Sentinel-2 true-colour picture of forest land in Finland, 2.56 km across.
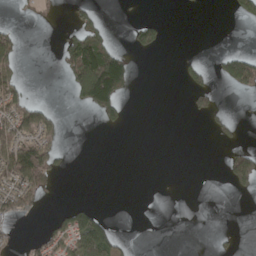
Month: April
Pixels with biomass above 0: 21%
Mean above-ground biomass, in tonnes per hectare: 29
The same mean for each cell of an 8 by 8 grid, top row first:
5 11 33 1 7 0 0 33
46 0 129 50 36 0 0 7
48 0 151 219 0 7 28 100
76 28 10 60 0 0 33 1
83 50 0 0 0 0 3 22
87 50 0 0 0 0 0 115
50 5 38 0 0 0 0 0
8 55 98 73 0 0 1 5
